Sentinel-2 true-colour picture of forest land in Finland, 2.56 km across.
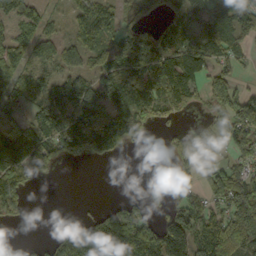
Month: October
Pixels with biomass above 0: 66%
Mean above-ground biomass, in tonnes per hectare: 83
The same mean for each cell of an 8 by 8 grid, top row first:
74 30 72 75 56 79 117 123
117 66 93 68 129 124 122 65
96 63 71 98 145 186 81 36
40 96 90 89 99 72 40 118
151 123 98 89 22 41 46 73
104 29 0 0 1 16 61 106
54 0 2 38 52 69 80 140
4 30 171 238 166 145 143 165
